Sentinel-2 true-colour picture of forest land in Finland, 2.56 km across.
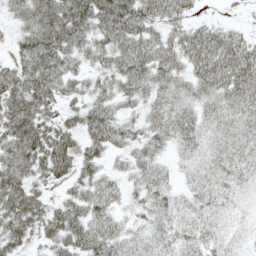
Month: May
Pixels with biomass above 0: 86%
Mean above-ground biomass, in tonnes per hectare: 50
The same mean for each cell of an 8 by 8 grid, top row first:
36 88 87 96 72 48 8 2
31 95 53 70 73 60 88 68
69 77 34 47 66 51 75 81
79 43 46 47 37 57 43 53
73 85 46 48 44 39 37 41
68 50 43 27 45 18 32 25
88 45 59 40 29 30 29 11
46 33 67 55 33 34 25 7
